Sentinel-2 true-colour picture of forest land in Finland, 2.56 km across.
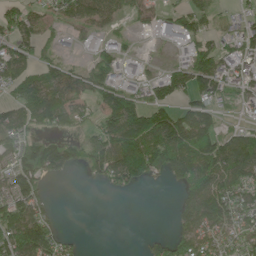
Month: June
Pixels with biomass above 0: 63%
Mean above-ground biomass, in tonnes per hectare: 72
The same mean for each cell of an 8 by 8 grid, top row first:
54 50 73 62 32 60 62 37
66 32 27 55 3 35 67 60
73 88 84 81 47 94 114 54
66 108 59 127 109 85 97 16
74 70 58 134 162 137 149 95
88 71 9 102 75 71 126 118
97 60 0 0 0 47 167 102
102 118 19 3 20 93 87 82
